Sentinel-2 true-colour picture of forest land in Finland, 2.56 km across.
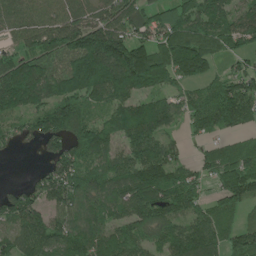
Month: June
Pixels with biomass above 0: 85%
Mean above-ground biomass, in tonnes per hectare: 104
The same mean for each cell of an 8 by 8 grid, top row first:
90 85 94 92 69 110 137 95
52 115 169 221 103 208 151 66
169 130 168 187 185 104 83 104
83 117 112 82 117 74 125 134
40 74 102 82 131 38 37 61
0 86 114 109 164 98 55 137
100 83 77 83 123 106 65 68
76 120 110 103 82 111 110 100
